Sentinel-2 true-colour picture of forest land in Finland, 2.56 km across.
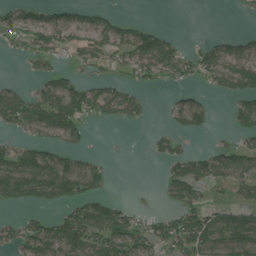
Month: July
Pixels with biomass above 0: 51%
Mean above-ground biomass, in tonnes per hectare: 58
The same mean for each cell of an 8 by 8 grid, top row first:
54 51 45 37 2 0 0 11
27 67 53 70 115 59 49 49
8 56 42 35 38 43 51 113
103 121 95 69 33 49 49 74
42 62 37 0 5 35 12 39
157 142 122 17 0 80 79 70
32 47 71 55 13 51 53 55
59 94 100 91 75 93 113 116
